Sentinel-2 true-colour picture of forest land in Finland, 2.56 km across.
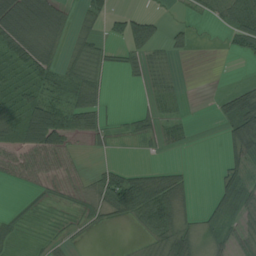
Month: August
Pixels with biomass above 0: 57%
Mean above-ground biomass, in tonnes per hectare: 29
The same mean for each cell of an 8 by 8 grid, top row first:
90 66 17 29 42 5 23 72
59 38 24 14 57 20 1 29
37 42 44 9 20 19 0 4
46 73 59 9 15 20 1 54
42 85 12 15 9 22 0 50
29 30 17 36 32 23 1 41
6 10 12 39 70 49 13 29
17 15 4 0 16 54 21 26
